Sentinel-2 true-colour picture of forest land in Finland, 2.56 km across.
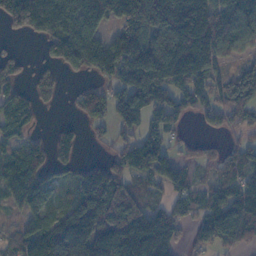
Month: November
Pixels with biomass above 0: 74%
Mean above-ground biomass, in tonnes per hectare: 118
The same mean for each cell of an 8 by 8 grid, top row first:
190 280 255 154 224 251 208 119
19 72 244 127 168 279 211 67
72 69 25 69 205 168 98 121
94 8 46 66 125 63 58 72
84 70 53 51 142 39 32 55
124 89 73 128 84 96 47 95
43 99 159 247 125 68 111 176
70 162 194 186 198 79 92 80
